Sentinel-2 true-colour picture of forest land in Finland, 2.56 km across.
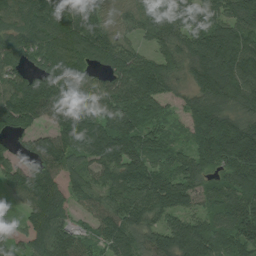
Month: July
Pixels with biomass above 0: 92%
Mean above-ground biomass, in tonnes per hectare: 118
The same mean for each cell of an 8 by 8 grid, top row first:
115 147 139 68 95 139 152 143
107 125 139 119 43 114 168 157
93 116 102 87 164 75 144 140
159 128 142 121 135 30 154 89
30 98 150 180 103 49 154 194
110 122 72 113 169 125 81 145
40 186 62 115 150 120 78 126
55 152 86 105 95 153 159 119
